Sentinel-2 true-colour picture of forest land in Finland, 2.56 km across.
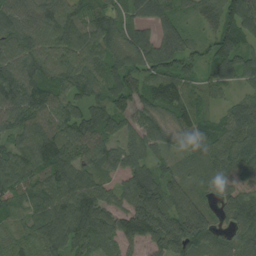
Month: August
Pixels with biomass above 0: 93%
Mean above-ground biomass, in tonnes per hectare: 84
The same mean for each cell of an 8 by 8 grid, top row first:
98 107 85 74 61 46 56 109
85 94 101 95 96 79 55 84
107 88 89 96 78 93 59 60
92 93 77 94 67 81 35 77
78 114 89 65 78 39 85 84
112 94 98 42 90 61 56 73
65 97 130 83 146 105 64 99
61 98 97 66 92 136 104 70
